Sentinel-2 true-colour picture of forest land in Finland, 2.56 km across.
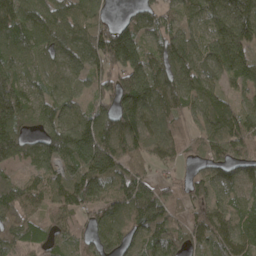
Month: April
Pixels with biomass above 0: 89%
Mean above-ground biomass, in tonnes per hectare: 106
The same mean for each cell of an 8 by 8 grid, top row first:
121 106 110 32 72 67 112 140
108 96 106 204 110 154 119 153
110 67 55 123 156 137 85 100
171 98 70 128 134 87 115 97
144 106 204 141 113 78 90 118
43 91 160 131 91 36 69 74
115 72 88 110 186 58 91 69
95 81 54 105 116 91 79 116
